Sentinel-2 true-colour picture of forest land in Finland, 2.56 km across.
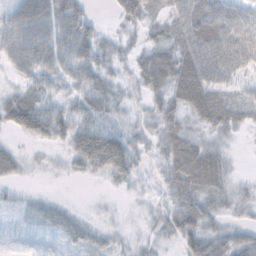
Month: October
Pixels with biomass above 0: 78%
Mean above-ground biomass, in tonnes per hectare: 31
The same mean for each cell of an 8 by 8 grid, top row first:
45 54 44 15 40 30 59 50
44 42 48 26 28 46 61 61
20 27 31 23 38 59 53 25
61 49 29 22 14 34 56 33
10 22 48 59 23 51 28 6
19 5 13 30 13 41 54 8
9 17 5 5 9 36 32 21
5 6 19 14 15 22 32 29
